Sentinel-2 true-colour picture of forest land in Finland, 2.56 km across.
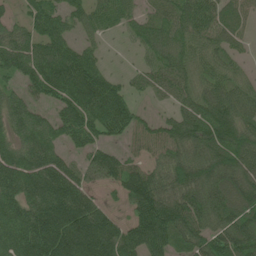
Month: June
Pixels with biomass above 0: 84%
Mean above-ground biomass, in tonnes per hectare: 91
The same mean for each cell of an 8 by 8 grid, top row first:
26 95 62 65 57 93 89 61
94 98 56 8 57 89 73 31
52 129 127 47 44 84 74 54
67 38 113 118 24 58 121 97
71 93 57 43 54 100 137 125
130 154 76 78 95 114 133 116
114 164 144 31 128 129 124 118
111 161 170 133 132 86 102 120
